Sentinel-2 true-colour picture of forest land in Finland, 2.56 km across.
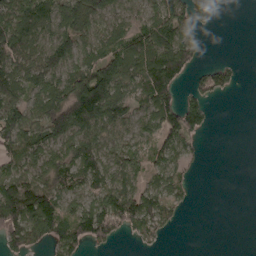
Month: April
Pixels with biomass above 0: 67%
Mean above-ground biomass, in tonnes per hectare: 72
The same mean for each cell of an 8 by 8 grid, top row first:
117 97 145 68 56 106 37 0
120 119 101 65 110 123 10 0
106 112 134 168 115 96 64 18
96 117 150 67 55 103 43 0
83 103 115 58 47 76 4 0
70 88 100 84 60 60 1 0
118 120 69 123 104 38 0 0
81 82 89 51 35 2 0 0
